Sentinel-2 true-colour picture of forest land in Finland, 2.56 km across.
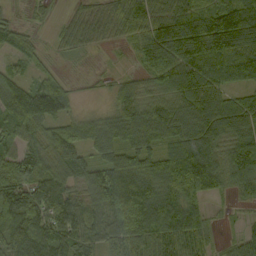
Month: September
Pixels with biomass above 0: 89%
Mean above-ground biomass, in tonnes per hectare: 90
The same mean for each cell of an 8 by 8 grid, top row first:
11 19 33 50 112 112 134 143
54 20 36 12 95 140 137 130
67 49 5 20 46 121 104 72
155 137 30 55 98 107 117 107
84 124 88 106 99 100 112 92
106 94 91 146 127 133 123 89
162 103 83 129 164 124 48 17
102 109 86 93 122 111 50 38
